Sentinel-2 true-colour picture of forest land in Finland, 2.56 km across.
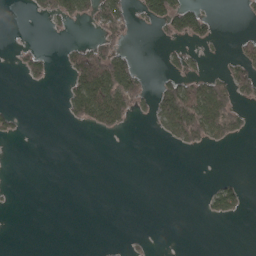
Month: April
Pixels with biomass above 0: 21%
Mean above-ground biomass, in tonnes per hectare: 26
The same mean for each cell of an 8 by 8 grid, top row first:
0 32 42 89 37 92 33 4
9 5 43 54 0 21 9 32
3 24 84 134 34 52 62 70
22 0 73 127 19 146 136 42
1 0 0 0 0 29 36 7
0 0 0 0 0 0 1 8
1 0 0 0 0 0 27 31
0 0 0 2 5 0 0 0
